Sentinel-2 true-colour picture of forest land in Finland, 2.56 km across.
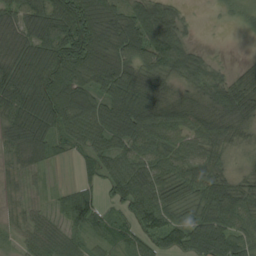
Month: August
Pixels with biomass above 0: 86%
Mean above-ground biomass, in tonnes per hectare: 64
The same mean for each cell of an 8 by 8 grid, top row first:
69 101 131 81 92 46 1 18
73 98 119 98 106 92 10 0
105 111 92 99 86 48 71 34
92 115 108 82 96 70 73 88
80 70 39 59 77 54 60 24
23 10 19 53 68 64 76 29
12 18 65 30 72 48 65 76
21 57 28 30 45 64 103 64
